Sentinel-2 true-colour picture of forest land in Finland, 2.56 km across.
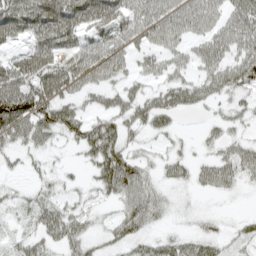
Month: April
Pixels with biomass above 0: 70%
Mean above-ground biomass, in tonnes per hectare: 42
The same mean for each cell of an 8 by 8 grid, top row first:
84 85 77 79 53 56 51 65
28 69 50 50 34 37 54 54
72 76 51 38 27 38 48 61
119 67 39 47 51 40 14 22
36 28 42 66 18 15 19 33
10 19 11 84 39 27 35 38
23 41 26 16 65 10 7 2
21 36 42 26 29 30 32 22
